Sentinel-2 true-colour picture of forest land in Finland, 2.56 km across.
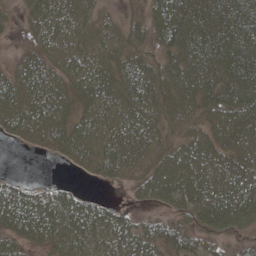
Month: May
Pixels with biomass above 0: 83%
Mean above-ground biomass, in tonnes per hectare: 56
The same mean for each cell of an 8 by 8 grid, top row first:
12 69 49 18 45 78 92 87
10 55 55 45 48 52 82 103
60 66 55 59 89 69 71 105
67 66 37 64 70 52 56 80
16 41 59 68 61 41 61 74
11 1 10 44 56 83 71 70
95 68 62 32 18 45 91 86
51 41 50 57 66 48 40 34
